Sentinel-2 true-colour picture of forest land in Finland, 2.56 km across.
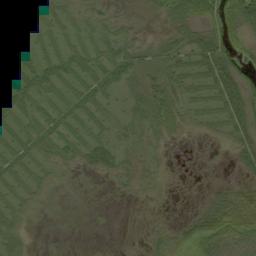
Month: September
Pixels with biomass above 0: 68%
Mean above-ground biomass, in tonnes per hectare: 25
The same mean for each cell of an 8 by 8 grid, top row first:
25 21 19 16 12 37 41 82
36 21 26 24 21 34 50 35
42 36 31 34 27 28 33 45
34 26 29 12 29 27 19 47
27 32 31 24 19 8 8 36
22 17 12 20 21 4 2 12
23 5 2 3 8 4 35 57
27 1 1 2 16 28 58 51
